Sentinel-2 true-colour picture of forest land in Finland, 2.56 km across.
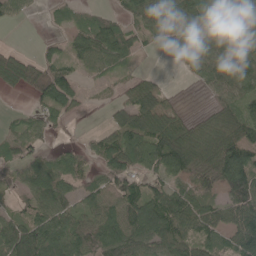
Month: May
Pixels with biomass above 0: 75%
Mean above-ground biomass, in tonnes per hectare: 66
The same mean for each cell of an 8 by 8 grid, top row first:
33 11 21 38 84 99 83 107
18 22 52 84 24 63 83 95
72 98 34 17 34 2 59 81
9 47 13 30 99 36 26 69
56 19 15 67 105 133 88 107
35 90 50 77 68 68 67 158
27 81 52 77 129 110 70 96
113 115 95 105 91 87 62 78
